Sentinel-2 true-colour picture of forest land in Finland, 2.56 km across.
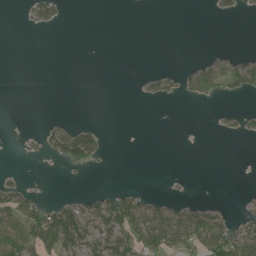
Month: June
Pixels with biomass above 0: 24%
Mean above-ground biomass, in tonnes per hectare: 19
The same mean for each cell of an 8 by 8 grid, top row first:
1 33 0 0 0 0 2 9
0 0 0 0 0 0 2 2
0 0 0 0 13 22 56 50
0 0 0 0 0 0 0 15
1 26 92 2 0 0 0 1
6 0 2 1 0 2 0 0
63 46 40 69 57 32 38 7
59 83 68 59 69 55 82 71
